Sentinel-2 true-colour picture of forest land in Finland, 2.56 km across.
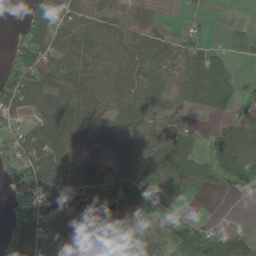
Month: May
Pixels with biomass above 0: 75%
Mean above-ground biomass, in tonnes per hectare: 64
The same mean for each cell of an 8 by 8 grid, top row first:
3 126 38 52 39 3 12 1
48 69 69 58 56 35 34 26
94 59 75 66 59 44 119 34
68 78 96 63 54 21 49 43
59 90 62 76 75 90 39 101
53 117 66 76 99 93 79 108
57 81 70 91 83 24 0 1
80 100 110 99 82 96 100 68
